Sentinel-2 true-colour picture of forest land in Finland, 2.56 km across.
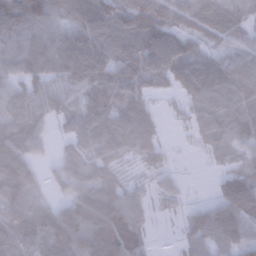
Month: January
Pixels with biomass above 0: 85%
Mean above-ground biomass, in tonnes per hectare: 70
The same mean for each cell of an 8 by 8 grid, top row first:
102 68 81 79 88 59 72 41
71 78 112 66 89 88 35 46
55 64 76 85 72 67 133 110
78 51 70 96 75 9 98 81
94 28 64 95 75 4 46 65
125 24 76 49 18 16 5 72
106 56 103 118 46 15 51 107
75 95 101 134 49 10 72 64
